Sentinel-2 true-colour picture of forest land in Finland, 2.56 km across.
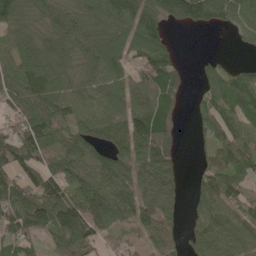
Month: May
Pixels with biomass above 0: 82%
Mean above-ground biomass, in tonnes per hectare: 83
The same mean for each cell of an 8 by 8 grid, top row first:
86 85 104 110 97 105 108 84
82 102 96 94 89 23 1 13
95 106 76 76 89 60 61 94
66 87 74 91 102 46 76 101
104 103 92 62 112 45 50 107
73 102 89 99 108 77 69 78
105 136 117 100 91 56 87 76
75 54 107 37 45 45 113 120
